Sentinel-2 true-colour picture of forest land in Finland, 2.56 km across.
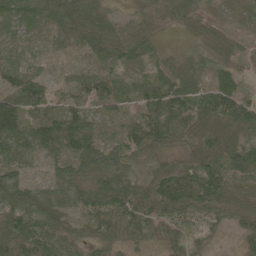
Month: May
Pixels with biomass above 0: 92%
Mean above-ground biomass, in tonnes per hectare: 49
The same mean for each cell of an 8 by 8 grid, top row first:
30 60 66 34 20 41 35 20
36 11 28 78 34 9 28 34
49 30 42 45 35 61 28 20
98 45 37 34 47 63 58 77
68 55 65 69 57 36 65 59
71 43 63 79 43 68 70 57
77 68 47 81 60 60 52 53
84 64 37 37 32 30 19 24
